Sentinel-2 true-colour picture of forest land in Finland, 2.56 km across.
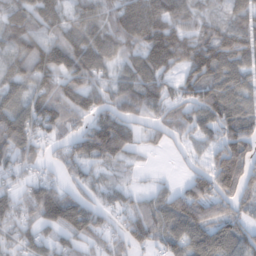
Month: February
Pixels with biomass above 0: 83%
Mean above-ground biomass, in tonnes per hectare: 82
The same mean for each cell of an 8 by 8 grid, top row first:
76 78 68 81 128 83 42 60
75 98 101 73 110 125 119 103
76 90 98 56 107 72 101 72
93 107 87 92 92 75 105 92
111 45 88 162 37 29 57 133
49 35 60 28 11 15 126 149
79 132 115 52 76 76 100 57
68 57 67 53 80 89 102 97
